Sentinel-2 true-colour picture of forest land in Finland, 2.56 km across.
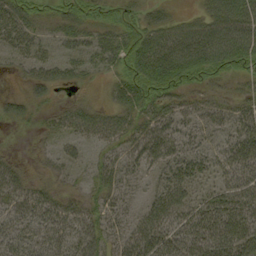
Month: September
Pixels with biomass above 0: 78%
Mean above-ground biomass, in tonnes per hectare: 38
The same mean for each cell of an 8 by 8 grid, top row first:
46 22 35 19 16 18 43 58
30 18 29 41 49 70 72 69
6 38 16 19 55 56 36 26
24 14 37 29 41 45 38 37
1 11 27 30 56 43 22 52
30 11 11 42 22 41 25 57
39 49 32 31 34 67 55 69
41 50 49 31 65 66 74 71
